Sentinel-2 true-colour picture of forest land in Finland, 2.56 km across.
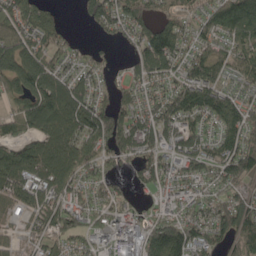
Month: May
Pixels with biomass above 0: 83%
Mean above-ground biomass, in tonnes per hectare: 114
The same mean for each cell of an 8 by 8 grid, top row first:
108 75 23 160 112 91 119 231
141 97 43 26 142 135 102 119
139 134 103 47 102 118 164 96
76 143 159 138 119 151 137 124
103 130 160 136 136 114 117 153
166 138 121 71 74 109 106 150
79 114 105 94 48 81 100 130
39 77 100 116 146 178 113 107
